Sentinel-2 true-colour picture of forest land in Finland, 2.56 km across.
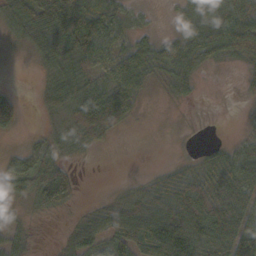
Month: October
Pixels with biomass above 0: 69%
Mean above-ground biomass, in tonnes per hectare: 46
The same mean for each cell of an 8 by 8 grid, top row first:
75 118 80 41 12 21 56 62
10 66 80 50 47 62 60 59
1 31 72 60 44 55 5 9
52 29 74 96 9 4 4 5
6 31 36 15 0 6 13 27
59 88 16 1 12 40 63 73
20 53 14 41 73 91 98 59
36 2 56 53 76 134 101 76
